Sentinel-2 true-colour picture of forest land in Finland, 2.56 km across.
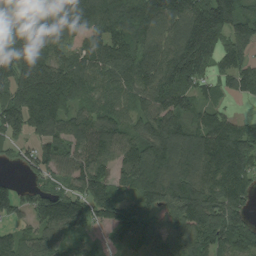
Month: August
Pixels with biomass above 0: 90%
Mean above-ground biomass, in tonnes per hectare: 134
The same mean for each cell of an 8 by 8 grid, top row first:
159 146 169 137 138 138 216 144
204 146 114 155 110 157 158 106
222 272 136 125 122 166 80 108
202 226 94 110 97 142 84 29
75 111 100 111 144 154 149 157
30 87 139 104 203 133 132 175
105 153 167 139 90 158 203 149
107 132 66 34 93 103 137 124
